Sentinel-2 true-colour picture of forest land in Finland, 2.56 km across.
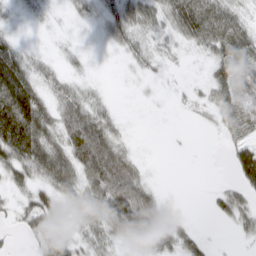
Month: March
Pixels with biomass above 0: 70%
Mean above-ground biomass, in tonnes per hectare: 41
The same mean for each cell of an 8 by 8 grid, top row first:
12 7 19 49 65 78 84 31
44 5 9 16 32 20 47 46
125 28 16 1 10 4 34 70
123 53 68 20 1 5 21 74
98 79 103 66 1 0 0 52
43 64 73 124 30 0 0 59
28 63 32 95 97 7 10 44
5 54 32 28 59 51 19 9
